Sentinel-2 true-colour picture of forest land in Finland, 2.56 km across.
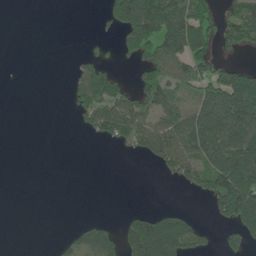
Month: June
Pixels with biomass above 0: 40%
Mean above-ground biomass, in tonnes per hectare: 54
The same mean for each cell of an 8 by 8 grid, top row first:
0 0 0 72 168 107 67 99
0 0 3 17 140 157 71 60
0 0 61 55 78 84 82 108
0 0 46 112 75 72 123 173
0 0 0 30 71 104 106 133
0 0 0 0 0 49 108 163
0 0 0 0 8 11 27 184
0 1 38 37 144 125 28 53
